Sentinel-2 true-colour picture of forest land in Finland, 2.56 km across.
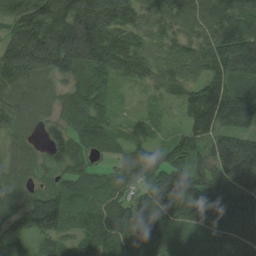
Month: August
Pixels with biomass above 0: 95%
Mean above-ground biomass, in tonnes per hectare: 92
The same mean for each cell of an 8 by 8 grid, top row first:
105 149 187 151 76 120 136 154
131 163 180 127 77 85 111 179
87 59 62 55 60 86 104 95
76 39 83 38 28 25 197 168
45 52 64 53 68 72 80 127
50 33 65 50 75 151 82 147
74 146 54 73 94 115 100 108
63 62 59 73 83 61 67 77
